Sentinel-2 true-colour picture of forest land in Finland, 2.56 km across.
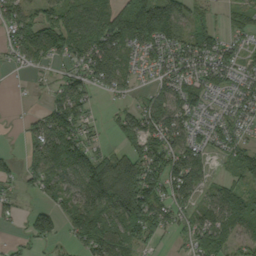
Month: September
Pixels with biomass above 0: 77%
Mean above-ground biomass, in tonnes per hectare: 75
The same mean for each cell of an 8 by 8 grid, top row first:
79 73 104 117 185 111 40 57
71 125 114 112 67 80 105 50
3 14 68 80 15 76 72 50
2 59 83 29 85 78 43 46
4 132 76 25 103 81 50 52
44 104 112 172 142 111 43 67
28 50 92 135 144 65 59 131
16 53 62 108 61 19 92 58
